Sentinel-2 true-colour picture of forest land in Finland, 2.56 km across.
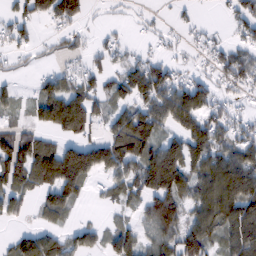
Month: February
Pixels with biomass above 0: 67%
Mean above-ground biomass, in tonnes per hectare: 69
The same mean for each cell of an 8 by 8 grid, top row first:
53 76 26 10 14 13 2 52
36 24 26 36 11 19 32 52
28 40 52 57 118 55 40 66
33 105 146 49 93 122 69 21
103 55 98 111 101 78 118 80
110 122 135 69 122 144 129 142
52 67 19 20 61 88 108 131
48 72 56 53 50 82 84 114
